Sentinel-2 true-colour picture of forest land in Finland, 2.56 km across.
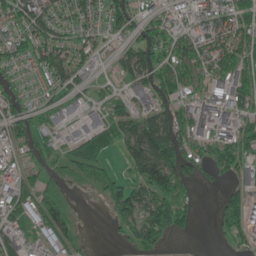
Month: June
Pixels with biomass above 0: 68%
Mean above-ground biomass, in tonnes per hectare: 60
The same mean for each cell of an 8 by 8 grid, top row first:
75 70 66 72 43 39 48 79
69 79 65 20 95 69 70 82
51 49 37 17 68 82 73 64
76 36 32 55 53 60 81 59
53 60 77 48 121 106 59 86
46 44 54 53 83 111 22 45
76 140 5 63 100 109 0 86
48 63 33 11 77 23 1 33
